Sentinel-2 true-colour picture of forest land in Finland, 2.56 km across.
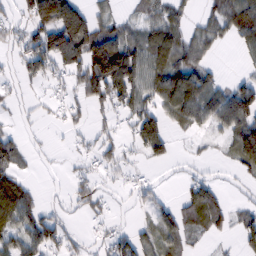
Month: February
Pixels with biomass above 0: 59%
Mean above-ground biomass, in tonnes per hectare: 50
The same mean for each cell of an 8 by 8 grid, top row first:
28 112 78 40 37 42 34 106
32 127 116 113 73 72 43 30
24 38 50 135 77 92 58 27
12 11 18 35 80 72 89 119
47 7 10 30 74 14 11 86
55 5 23 18 10 7 22 24
122 23 25 14 24 45 109 25
66 68 20 40 26 50 17 36
